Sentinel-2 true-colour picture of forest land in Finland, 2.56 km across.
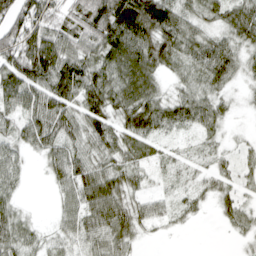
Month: April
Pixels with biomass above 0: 87%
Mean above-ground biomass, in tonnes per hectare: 62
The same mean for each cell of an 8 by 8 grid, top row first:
94 74 77 148 145 80 45 79
96 114 65 110 102 78 72 56
100 101 100 74 86 32 61 33
61 93 79 83 106 68 69 15
45 69 54 70 65 30 31 18
38 31 83 69 35 31 43 41
35 5 73 89 44 34 18 49
58 30 59 67 18 3 0 17
